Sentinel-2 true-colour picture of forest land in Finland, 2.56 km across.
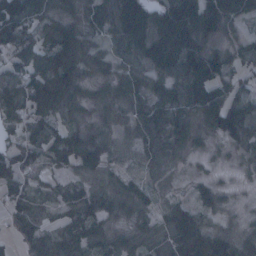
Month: January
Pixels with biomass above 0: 88%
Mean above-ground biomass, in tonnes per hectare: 83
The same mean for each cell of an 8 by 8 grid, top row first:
106 81 67 99 135 151 131 74
91 114 104 39 120 168 101 51
92 128 80 56 68 93 143 59
70 94 51 64 88 100 118 88
86 103 136 70 86 88 33 72
79 38 60 52 40 23 28 15
55 43 85 66 58 98 72 17
40 87 99 70 80 164 170 73
